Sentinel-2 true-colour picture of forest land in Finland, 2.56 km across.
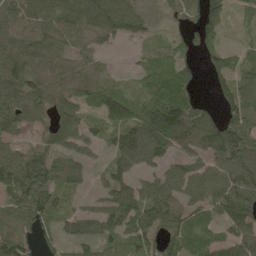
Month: May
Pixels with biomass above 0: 83%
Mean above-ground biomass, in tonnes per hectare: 72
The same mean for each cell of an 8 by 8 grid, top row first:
75 88 102 101 32 25 94 32
99 80 57 21 26 39 66 25
93 84 79 27 25 71 35 87
94 64 75 79 75 145 57 101
47 69 69 52 120 83 97 117
114 97 52 58 51 76 95 116
93 93 35 83 95 64 66 105
114 44 58 54 66 62 51 85
